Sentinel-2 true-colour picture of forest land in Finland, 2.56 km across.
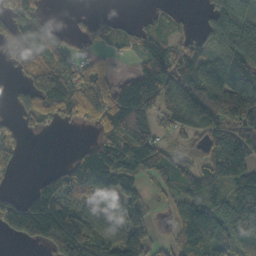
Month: October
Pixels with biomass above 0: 70%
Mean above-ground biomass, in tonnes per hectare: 92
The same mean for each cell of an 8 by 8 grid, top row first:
103 35 17 21 15 22 52 107
100 112 26 31 73 65 64 108
22 127 103 63 103 116 136 110
47 86 69 132 117 131 195 202
42 0 20 126 159 29 97 159
14 59 152 180 78 79 127 166
79 173 129 147 71 47 127 116
26 91 168 110 102 68 137 67
